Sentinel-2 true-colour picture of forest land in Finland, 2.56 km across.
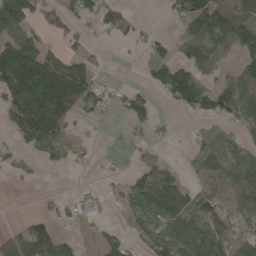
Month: May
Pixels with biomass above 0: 55%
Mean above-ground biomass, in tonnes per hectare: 56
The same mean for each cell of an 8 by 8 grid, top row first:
116 44 56 21 4 35 118 85
148 53 28 6 20 36 78 74
173 132 107 9 16 126 37 66
111 182 47 16 60 19 69 74
31 83 19 1 19 5 47 41
18 3 2 11 55 40 66 85
0 9 25 9 87 104 63 47
72 94 24 46 48 113 111 60
